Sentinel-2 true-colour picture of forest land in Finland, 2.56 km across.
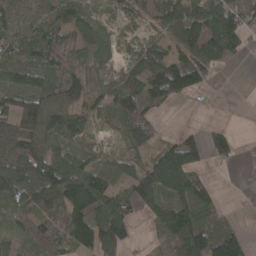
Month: April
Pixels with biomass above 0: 76%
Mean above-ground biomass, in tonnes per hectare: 88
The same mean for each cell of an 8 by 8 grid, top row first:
93 100 84 38 52 131 149 129
117 139 77 43 79 81 124 64
102 118 91 63 138 168 35 0
128 144 77 79 101 8 14 6
116 103 49 27 79 103 86 32
125 140 126 96 118 194 27 5
80 94 153 121 63 120 85 2
53 100 101 120 23 108 146 91
